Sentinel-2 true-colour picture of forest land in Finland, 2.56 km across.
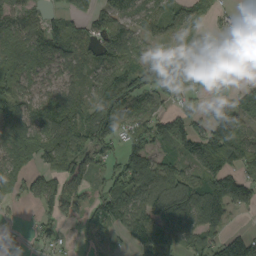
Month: September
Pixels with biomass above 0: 75%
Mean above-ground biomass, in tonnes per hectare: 71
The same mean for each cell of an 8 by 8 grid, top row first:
65 44 50 85 65 54 40 11
41 88 60 93 45 77 41 13
73 47 47 117 116 110 13 11
98 85 77 100 53 64 70 69
111 100 97 68 101 98 127 88
83 59 61 72 128 92 88 65
16 46 55 113 105 100 138 52
12 40 11 26 110 82 81 71
